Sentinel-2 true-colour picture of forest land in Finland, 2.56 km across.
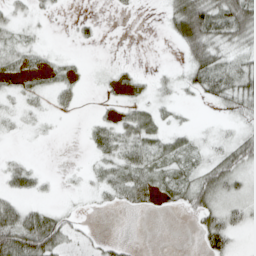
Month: April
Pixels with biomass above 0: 55%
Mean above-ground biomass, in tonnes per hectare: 23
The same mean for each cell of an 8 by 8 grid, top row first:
19 8 6 2 0 64 83 70
28 9 4 0 0 17 65 25
20 16 10 10 11 15 52 43
14 12 4 12 25 10 2 30
1 3 2 35 38 22 19 38
29 6 6 34 35 29 44 28
38 15 5 10 14 13 48 27
84 68 10 11 0 0 37 7
